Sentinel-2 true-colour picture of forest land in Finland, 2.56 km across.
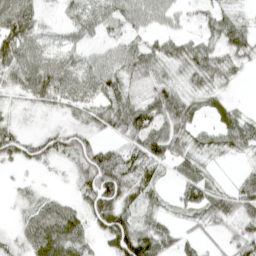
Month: April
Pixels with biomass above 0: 79%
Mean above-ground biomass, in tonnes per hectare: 47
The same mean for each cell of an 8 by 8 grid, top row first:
76 10 42 59 53 30 38 28
81 43 34 37 52 42 50 61
42 74 55 58 48 29 47 17
13 20 38 68 88 81 27 26
54 53 61 32 86 65 43 56
6 5 52 97 51 28 33 17
15 48 37 77 41 23 66 66
23 78 51 65 96 39 23 56
